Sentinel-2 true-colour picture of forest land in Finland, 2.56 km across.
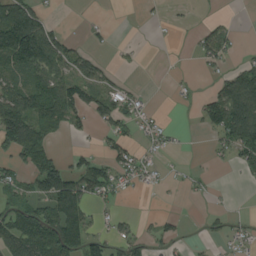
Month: August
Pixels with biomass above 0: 45%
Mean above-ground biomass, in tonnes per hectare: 49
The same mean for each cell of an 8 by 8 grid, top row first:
155 36 1 1 5 5 9 1
170 137 26 10 5 0 62 14
45 103 79 35 2 7 12 101
120 101 56 73 37 2 77 132
101 61 12 50 30 13 13 90
45 110 93 66 46 6 7 10
63 82 102 28 2 3 6 4
99 112 99 48 34 27 10 36
